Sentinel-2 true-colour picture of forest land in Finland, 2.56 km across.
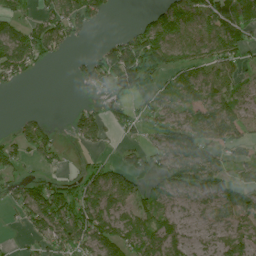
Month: July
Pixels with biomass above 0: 64%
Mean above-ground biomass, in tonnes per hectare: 50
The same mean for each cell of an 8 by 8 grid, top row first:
46 47 71 16 24 88 72 48
98 57 6 60 106 86 72 62
42 0 31 93 69 43 78 42
4 4 23 35 40 54 81 49
49 41 20 10 32 74 64 51
34 31 37 58 43 64 70 23
40 99 83 66 62 25 33 78
7 55 77 69 75 44 15 33
